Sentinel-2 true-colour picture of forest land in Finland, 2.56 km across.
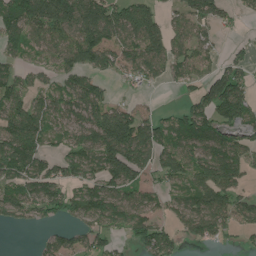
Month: June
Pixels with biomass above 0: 71%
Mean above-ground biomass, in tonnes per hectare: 87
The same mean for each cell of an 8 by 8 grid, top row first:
110 180 160 125 124 55 100 27
59 74 141 108 120 83 60 22
69 45 84 31 51 50 85 92
95 100 83 109 46 43 108 137
134 57 90 173 135 105 136 98
103 95 79 118 69 93 132 98
92 79 75 124 85 60 118 98
0 35 49 56 87 53 68 18
